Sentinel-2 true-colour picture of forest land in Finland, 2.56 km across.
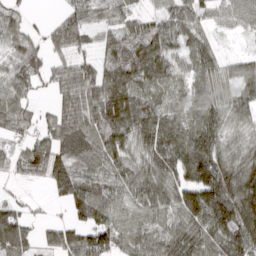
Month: March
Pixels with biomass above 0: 88%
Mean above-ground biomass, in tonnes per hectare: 79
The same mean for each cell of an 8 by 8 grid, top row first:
48 9 61 32 44 65 40 58
72 64 66 68 95 54 61 6
73 52 116 95 73 55 69 69
72 25 110 128 104 58 79 63
40 88 106 94 93 112 118 61
33 104 77 77 96 91 165 131
46 11 85 81 81 84 161 155
119 50 93 96 80 97 96 135
